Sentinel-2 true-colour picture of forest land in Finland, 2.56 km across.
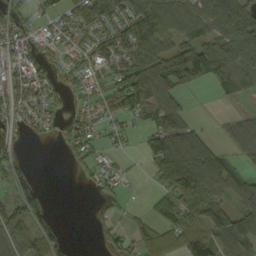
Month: September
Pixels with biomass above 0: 67%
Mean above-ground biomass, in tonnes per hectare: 58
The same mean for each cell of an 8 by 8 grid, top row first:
42 39 64 60 92 98 100 80
69 50 49 75 83 78 89 102
65 56 34 55 112 89 75 73
56 44 29 43 63 61 1 19
41 10 47 24 41 111 54 71
42 0 10 45 12 128 113 58
65 31 0 22 15 75 75 75
61 71 2 37 60 65 101 105
